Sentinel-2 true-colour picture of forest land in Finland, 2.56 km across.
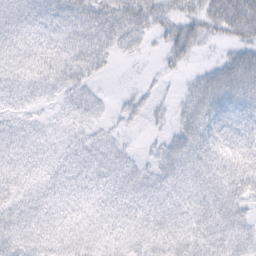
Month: February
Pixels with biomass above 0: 84%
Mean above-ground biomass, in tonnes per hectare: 31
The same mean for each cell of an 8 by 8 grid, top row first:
34 38 46 49 44 28 41 70
35 38 48 29 12 42 7 39
29 38 38 4 5 6 42 80
23 9 26 10 20 16 48 47
28 17 21 17 5 33 38 41
30 18 20 27 18 35 41 53
28 24 17 20 24 26 49 39
41 34 29 23 29 34 44 43
